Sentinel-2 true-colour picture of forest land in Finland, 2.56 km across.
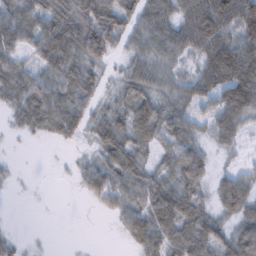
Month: February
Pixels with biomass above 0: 79%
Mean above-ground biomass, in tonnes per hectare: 51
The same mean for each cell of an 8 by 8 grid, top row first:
77 71 79 80 71 64 102 116
59 74 75 50 54 66 80 92
58 56 60 21 62 36 72 111
31 71 53 34 64 54 34 89
2 8 19 55 40 71 26 25
6 6 30 66 47 59 37 49
0 9 1 39 55 73 37 81
18 2 0 2 60 67 68 87
